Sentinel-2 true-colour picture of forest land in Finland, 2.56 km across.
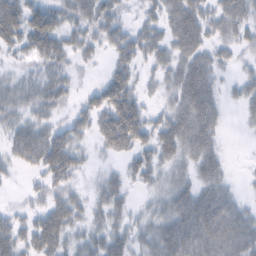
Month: February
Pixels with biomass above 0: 76%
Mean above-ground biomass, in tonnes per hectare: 43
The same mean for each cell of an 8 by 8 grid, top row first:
73 61 43 40 21 57 40 49
36 62 37 40 47 49 39 26
24 41 10 53 18 47 56 23
35 33 30 79 39 54 66 16
50 78 29 58 41 65 53 1
8 46 24 22 38 32 53 4
13 49 34 43 16 55 79 36
50 75 33 53 35 79 77 57
